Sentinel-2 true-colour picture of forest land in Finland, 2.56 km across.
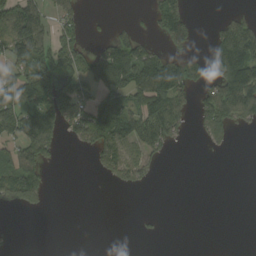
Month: August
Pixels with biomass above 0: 40%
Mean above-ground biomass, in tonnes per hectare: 62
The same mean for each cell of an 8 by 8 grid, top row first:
119 62 39 7 8 93 2 37
116 110 70 104 61 46 48 144
132 132 93 148 150 147 61 194
143 155 114 132 159 88 113 87
96 101 39 129 111 25 27 1
116 33 0 47 45 0 0 0
36 11 0 0 1 0 0 0
1 0 0 0 5 0 0 0
